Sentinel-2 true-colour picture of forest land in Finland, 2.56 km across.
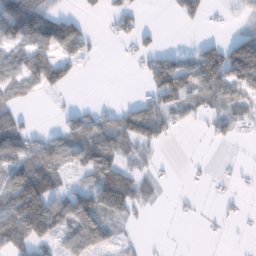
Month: January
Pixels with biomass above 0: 53%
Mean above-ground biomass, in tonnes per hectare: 51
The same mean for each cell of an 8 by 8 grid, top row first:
126 85 35 42 15 19 20 23
62 79 61 2 41 15 64 114
72 82 13 0 31 139 112 96
30 2 41 36 91 64 36 52
85 55 78 94 66 4 9 5
111 96 23 102 30 5 10 14
146 129 100 84 20 5 1 10
59 65 81 35 9 0 2 1
